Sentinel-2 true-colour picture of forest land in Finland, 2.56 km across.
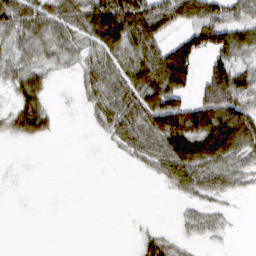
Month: March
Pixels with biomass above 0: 58%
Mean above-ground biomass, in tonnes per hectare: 39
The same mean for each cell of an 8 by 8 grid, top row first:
62 55 59 124 89 78 70 38
33 34 30 66 76 70 67 68
34 18 21 56 79 132 76 66
42 33 4 48 80 109 96 81
5 5 0 15 60 73 68 68
0 0 0 0 5 48 46 28
0 0 0 0 0 4 18 1
0 0 0 0 22 14 10 0
